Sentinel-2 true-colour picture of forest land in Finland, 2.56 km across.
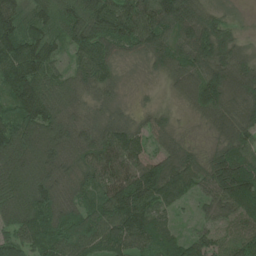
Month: June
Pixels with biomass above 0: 93%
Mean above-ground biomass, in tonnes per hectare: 93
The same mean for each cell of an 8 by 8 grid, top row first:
82 121 172 143 112 166 92 16
120 89 101 87 91 96 144 57
133 85 72 59 10 77 133 114
125 112 58 43 26 23 87 91
185 106 78 108 56 35 24 95
126 92 70 100 131 100 89 149
136 112 81 125 108 41 35 86
102 129 111 105 87 68 58 70
